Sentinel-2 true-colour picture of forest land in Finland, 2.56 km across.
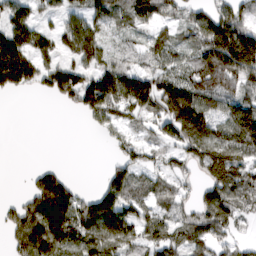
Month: March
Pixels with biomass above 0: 74%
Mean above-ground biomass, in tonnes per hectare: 78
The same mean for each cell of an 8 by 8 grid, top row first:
74 33 69 84 73 46 77 73
128 56 118 32 44 61 131 210
117 81 103 112 99 73 113 97
0 0 54 77 79 193 98 113
0 0 0 23 38 83 133 107
0 94 3 78 58 47 77 90
57 173 98 142 63 51 122 66
84 141 101 120 79 66 76 29
